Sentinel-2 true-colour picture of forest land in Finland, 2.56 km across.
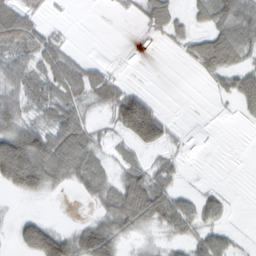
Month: February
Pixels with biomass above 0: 57%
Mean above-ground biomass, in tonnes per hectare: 40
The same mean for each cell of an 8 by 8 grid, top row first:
70 10 0 3 37 35 43 90
70 48 3 0 0 13 71 67
62 48 51 36 0 0 15 47
60 52 49 48 100 1 1 17
110 91 85 21 52 13 1 0
123 82 61 37 53 22 1 0
4 3 3 66 95 61 36 0
28 113 70 82 20 32 48 10
